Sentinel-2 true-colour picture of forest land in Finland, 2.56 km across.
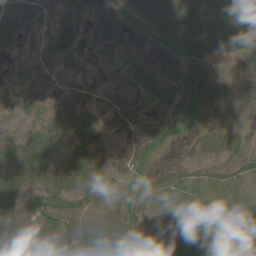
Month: June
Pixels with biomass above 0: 84%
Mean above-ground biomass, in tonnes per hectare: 39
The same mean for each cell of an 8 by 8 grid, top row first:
48 27 21 36 42 49 48 59
19 35 29 30 13 45 45 40
27 34 26 20 24 36 53 10
32 42 57 35 18 30 28 5
62 66 64 32 37 17 30 24
45 67 66 34 21 32 25 21
39 65 34 33 45 62 51 27
49 56 51 53 24 57 79 51
